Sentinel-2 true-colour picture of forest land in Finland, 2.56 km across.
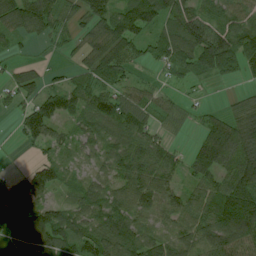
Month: July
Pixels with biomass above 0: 82%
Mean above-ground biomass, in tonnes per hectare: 73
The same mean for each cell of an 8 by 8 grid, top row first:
94 86 62 90 115 90 72 77
18 14 48 94 44 105 126 118
56 26 39 46 20 22 29 26
37 112 81 111 67 42 25 65
10 78 53 75 90 23 95 115
27 107 34 65 95 48 75 120
115 81 76 91 84 84 100 162
72 91 100 121 74 62 88 111
